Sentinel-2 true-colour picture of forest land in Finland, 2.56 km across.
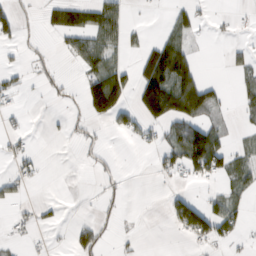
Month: February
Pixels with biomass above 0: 31%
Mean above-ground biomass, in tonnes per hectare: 33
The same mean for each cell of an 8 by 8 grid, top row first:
30 35 68 68 1 29 7 4
12 6 57 55 38 93 1 16
20 15 24 110 102 153 24 19
10 3 12 92 81 127 55 20
13 1 12 1 17 63 128 12
30 3 1 11 0 22 57 40
12 10 1 10 0 61 61 29
8 4 39 8 2 3 48 16
